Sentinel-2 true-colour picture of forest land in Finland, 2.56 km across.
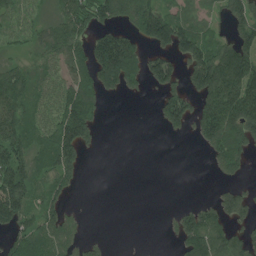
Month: July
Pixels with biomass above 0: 59%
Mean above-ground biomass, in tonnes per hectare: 88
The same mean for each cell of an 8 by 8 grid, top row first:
76 53 147 114 165 90 46 109
47 92 102 230 83 118 113 131
114 74 122 129 88 75 185 189
121 88 186 1 0 163 145 199
141 101 148 0 0 1 94 139
180 95 50 0 0 0 8 53
185 104 13 0 0 25 67 98
78 116 65 8 0 44 144 81
